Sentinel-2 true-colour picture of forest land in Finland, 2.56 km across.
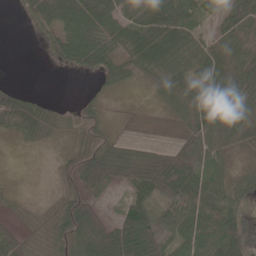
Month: May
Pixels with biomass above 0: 73%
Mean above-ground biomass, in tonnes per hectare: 40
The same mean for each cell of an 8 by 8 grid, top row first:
4 58 82 53 44 69 19 68
0 21 71 38 71 70 46 71
5 0 3 34 19 51 52 84
70 17 25 3 1 18 66 55
8 14 27 22 8 25 49 20
1 5 47 41 76 104 53 24
7 11 60 13 53 72 65 26
50 22 63 66 94 61 55 51
